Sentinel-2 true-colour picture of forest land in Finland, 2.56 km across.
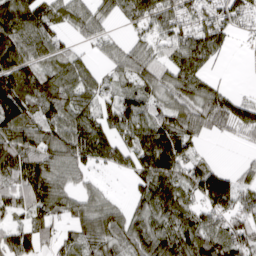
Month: March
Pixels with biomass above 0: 82%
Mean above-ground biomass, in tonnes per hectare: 77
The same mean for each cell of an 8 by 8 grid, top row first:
112 71 58 41 67 64 67 57
115 72 23 28 54 69 114 8
119 78 72 34 73 82 52 0
121 75 79 60 69 78 110 95
101 95 111 86 113 138 13 17
131 130 55 11 94 102 109 44
80 91 79 63 68 110 72 71
102 47 76 85 106 113 107 93
